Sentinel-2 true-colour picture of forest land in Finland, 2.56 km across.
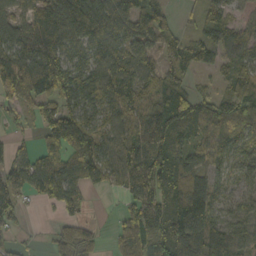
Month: October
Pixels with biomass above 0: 80%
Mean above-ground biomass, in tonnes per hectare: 86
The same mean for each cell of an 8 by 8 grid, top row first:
62 130 148 96 104 25 64 31
91 113 76 84 84 75 108 77
134 134 117 99 90 79 17 95
38 74 104 71 88 136 106 67
30 51 113 78 99 115 71 70
81 125 118 70 136 122 80 61
67 26 38 5 137 143 140 60
27 24 108 24 106 147 134 82
